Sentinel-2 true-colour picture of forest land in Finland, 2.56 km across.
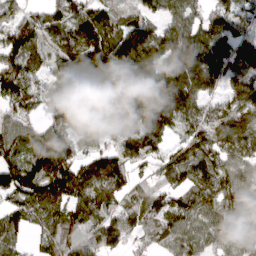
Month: April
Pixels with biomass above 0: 90%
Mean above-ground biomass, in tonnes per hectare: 126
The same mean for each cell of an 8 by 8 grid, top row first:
102 100 140 99 89 110 128 95
176 93 187 181 173 180 188 101
170 71 120 163 153 200 154 108
101 76 141 149 152 152 111 135
118 162 72 79 142 62 139 127
157 193 153 168 64 118 137 100
120 163 128 108 151 130 117 122
64 82 125 119 84 109 87 85
